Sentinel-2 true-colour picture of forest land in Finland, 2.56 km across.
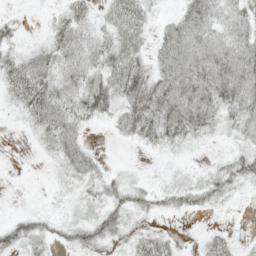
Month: May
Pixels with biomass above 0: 71%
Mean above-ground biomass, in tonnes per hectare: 37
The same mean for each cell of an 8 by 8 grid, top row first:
11 10 39 38 34 34 66 55
27 36 55 45 27 84 77 75
60 49 52 48 59 86 81 88
19 63 45 37 77 81 59 53
0 28 38 4 21 27 10 25
0 6 37 20 8 18 27 50
4 8 22 43 29 27 23 4
49 27 43 35 41 11 25 10
